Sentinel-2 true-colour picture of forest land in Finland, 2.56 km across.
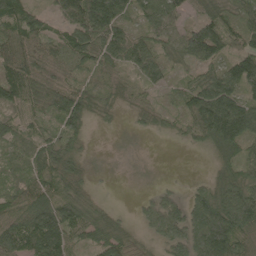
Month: May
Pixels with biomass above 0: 83%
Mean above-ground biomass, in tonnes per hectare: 69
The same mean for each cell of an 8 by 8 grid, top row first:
81 32 114 112 57 61 67 55
68 54 85 96 82 62 137 54
103 74 43 35 46 29 81 123
43 49 95 23 42 39 151 134
52 66 45 2 2 9 57 90
45 69 57 3 2 2 32 89
60 119 94 27 42 73 152 157
99 124 40 102 26 98 188 96
